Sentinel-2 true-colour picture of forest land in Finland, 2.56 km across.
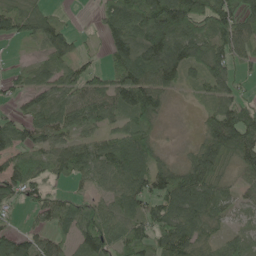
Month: May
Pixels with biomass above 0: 80%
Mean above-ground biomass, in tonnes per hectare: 75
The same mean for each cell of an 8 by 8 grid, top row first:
84 52 2 90 142 161 117 109
3 82 33 80 114 124 91 80
32 67 75 77 110 69 68 34
34 76 87 73 114 3 45 97
82 65 73 78 83 5 98 123
86 54 51 88 99 102 101 43
28 71 82 53 62 102 85 44
84 62 85 81 80 120 51 66
